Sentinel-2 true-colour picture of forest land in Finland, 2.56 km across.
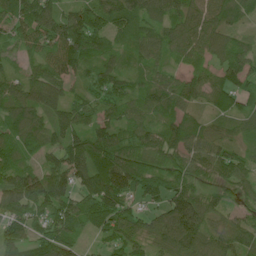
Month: June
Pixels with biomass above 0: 91%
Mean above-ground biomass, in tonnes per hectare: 76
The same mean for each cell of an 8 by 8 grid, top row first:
85 110 101 103 87 88 87 53
45 77 107 54 62 69 86 56
60 96 43 70 49 50 55 52
93 84 79 51 61 58 36 57
73 71 92 97 84 78 77 45
94 100 92 118 95 72 56 70
89 84 82 107 53 139 86 44
72 80 47 57 66 121 89 78
